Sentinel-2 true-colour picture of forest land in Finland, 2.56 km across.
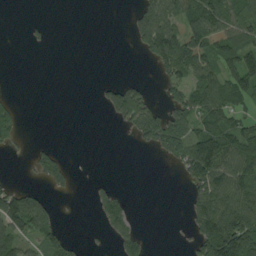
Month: August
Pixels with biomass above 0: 41%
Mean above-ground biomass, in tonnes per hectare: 47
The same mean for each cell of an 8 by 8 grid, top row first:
0 2 0 0 64 72 115 93
0 8 0 0 54 110 82 98
0 0 0 13 14 55 70 101
36 0 0 64 119 76 107 48
24 14 0 0 42 109 129 101
4 56 2 3 0 11 117 93
112 38 0 55 0 0 100 92
65 69 8 25 28 2 139 142
